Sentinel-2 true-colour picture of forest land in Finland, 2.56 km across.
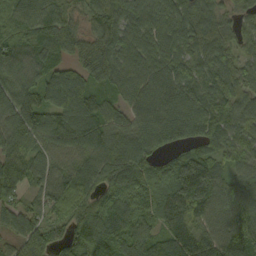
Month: September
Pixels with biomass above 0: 95%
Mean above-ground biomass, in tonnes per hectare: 94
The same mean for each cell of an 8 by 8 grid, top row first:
80 92 47 95 97 103 97 47
100 87 74 109 93 93 87 61
100 112 123 95 98 97 74 96
111 73 136 81 100 124 99 98
110 90 110 110 125 85 78 77
117 87 92 94 92 109 118 74
69 69 73 111 83 100 105 114
66 80 93 108 76 75 88 127
